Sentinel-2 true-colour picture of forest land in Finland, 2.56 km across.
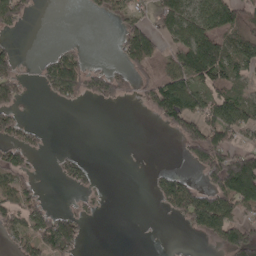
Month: April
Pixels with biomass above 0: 42%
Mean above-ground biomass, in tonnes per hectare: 56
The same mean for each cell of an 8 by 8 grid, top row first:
83 0 1 28 38 87 100 97
26 9 19 8 134 63 122 84
77 69 119 80 39 102 90 54
48 0 4 1 11 114 93 99
69 9 1 0 0 10 146 82
78 2 50 0 2 57 56 228
109 45 22 1 0 79 158 89
54 138 52 0 1 1 25 106
